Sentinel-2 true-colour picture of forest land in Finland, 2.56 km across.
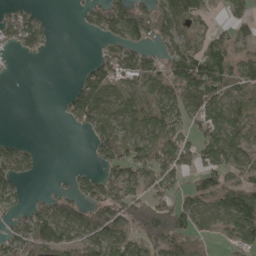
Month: May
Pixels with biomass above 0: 63%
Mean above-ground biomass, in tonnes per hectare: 71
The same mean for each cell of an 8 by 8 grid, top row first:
56 11 15 109 109 118 42 56
41 24 0 67 62 84 87 42
2 0 44 92 84 121 158 82
0 0 100 93 85 94 119 99
43 0 1 107 96 99 106 92
81 2 38 67 81 74 93 73
46 62 69 105 114 106 91 144
73 106 85 104 89 107 32 71
